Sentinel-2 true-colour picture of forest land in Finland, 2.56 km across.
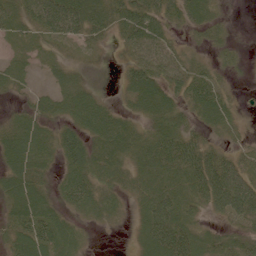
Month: June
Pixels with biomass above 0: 81%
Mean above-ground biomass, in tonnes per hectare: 42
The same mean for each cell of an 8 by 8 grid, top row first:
48 74 71 51 54 34 34 2
20 20 20 12 49 26 18 12
38 17 28 2 69 43 45 5
20 30 58 33 42 38 55 12
73 49 58 65 52 61 34 17
62 28 59 44 50 57 78 64
54 52 44 31 43 66 39 70
46 69 31 0 47 85 38 38
